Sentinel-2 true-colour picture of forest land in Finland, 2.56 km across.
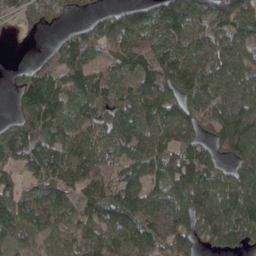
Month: April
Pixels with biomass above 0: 85%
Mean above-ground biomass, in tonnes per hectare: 104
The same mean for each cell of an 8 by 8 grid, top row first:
70 96 27 58 77 179 142 181
6 33 122 83 100 89 134 124
48 108 99 70 99 132 141 144
60 136 72 89 108 100 128 148
131 79 104 100 131 97 86 143
39 89 106 82 113 149 82 104
123 112 72 140 137 166 161 135
103 59 80 83 103 173 86 82
